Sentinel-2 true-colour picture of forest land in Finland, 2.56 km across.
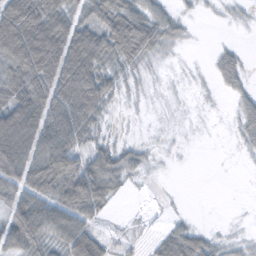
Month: October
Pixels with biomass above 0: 63%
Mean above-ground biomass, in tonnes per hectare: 40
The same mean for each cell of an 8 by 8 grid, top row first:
113 83 38 70 59 22 2 6
115 122 95 72 60 8 2 10
63 92 110 40 7 2 6 27
89 78 86 11 3 4 1 28
93 69 39 26 9 2 0 14
67 88 80 54 11 0 0 0
50 67 81 15 2 1 0 0
60 54 52 21 11 67 28 9
